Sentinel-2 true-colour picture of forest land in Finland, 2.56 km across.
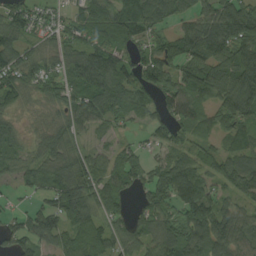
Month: August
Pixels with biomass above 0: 86%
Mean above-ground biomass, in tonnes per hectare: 72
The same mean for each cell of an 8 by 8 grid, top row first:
79 35 56 81 93 53 89 121
84 44 69 81 50 84 114 112
71 61 71 89 91 90 95 108
38 33 86 66 53 106 60 92
41 63 40 31 31 63 36 64
45 59 87 85 67 103 53 96
20 60 100 49 55 78 96 55
67 61 83 69 67 109 115 85
